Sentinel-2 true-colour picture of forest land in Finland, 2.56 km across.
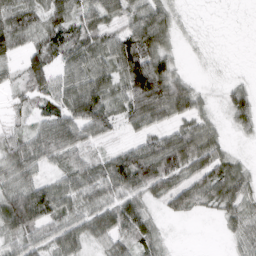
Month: March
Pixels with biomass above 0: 82%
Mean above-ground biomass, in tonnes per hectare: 56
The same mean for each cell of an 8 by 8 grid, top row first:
70 57 59 48 70 29 1 1
46 67 67 75 107 27 3 0
27 74 66 58 156 78 4 11
25 58 93 56 99 83 27 59
54 78 65 25 53 83 70 8
57 33 62 85 110 70 71 65
119 93 60 78 50 45 36 60
57 65 59 58 57 5 0 35
